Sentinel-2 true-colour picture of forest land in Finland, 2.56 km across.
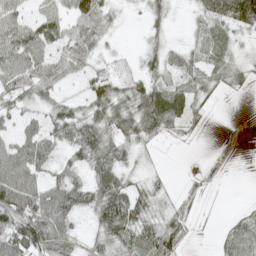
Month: May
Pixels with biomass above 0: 71%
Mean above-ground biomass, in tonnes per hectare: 45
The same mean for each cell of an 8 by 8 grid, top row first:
52 59 77 26 23 7 50 102
83 56 56 8 23 27 49 14
61 58 29 53 51 43 34 22
40 42 36 58 82 61 12 0
54 50 65 66 30 5 3 8
83 31 25 61 17 2 12 0
118 91 48 113 46 26 1 9
105 98 26 73 79 65 0 68
